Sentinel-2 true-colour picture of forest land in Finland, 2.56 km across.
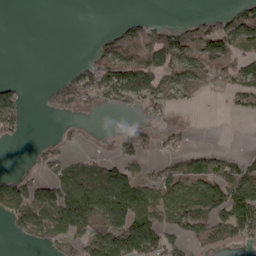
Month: April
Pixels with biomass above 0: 49%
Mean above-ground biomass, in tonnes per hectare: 67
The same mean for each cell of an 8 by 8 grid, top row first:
0 0 0 1 17 2 33 89
0 0 1 97 99 109 92 68
14 11 88 141 125 81 82 96
76 40 91 36 37 20 1 40
11 21 13 18 45 28 2 1
36 58 124 117 43 68 73 101
95 151 201 198 131 104 117 184
10 71 119 173 175 61 102 71
